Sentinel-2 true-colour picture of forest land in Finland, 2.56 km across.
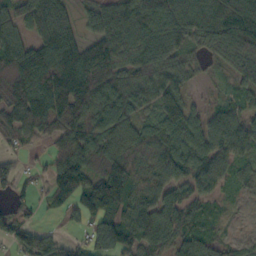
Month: October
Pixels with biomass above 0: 85%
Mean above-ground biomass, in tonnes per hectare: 91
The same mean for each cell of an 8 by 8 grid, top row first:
83 143 43 92 112 97 95 152
113 133 91 134 124 90 69 139
159 155 160 109 68 62 19 60
133 134 127 116 59 107 48 58
42 39 121 110 89 88 93 81
60 67 161 174 81 70 104 47
47 38 92 96 100 88 42 16
63 53 23 129 114 88 61 37
